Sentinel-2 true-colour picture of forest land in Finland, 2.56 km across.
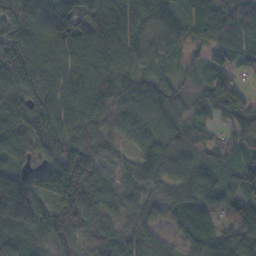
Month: November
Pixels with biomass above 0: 94%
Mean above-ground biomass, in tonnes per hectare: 75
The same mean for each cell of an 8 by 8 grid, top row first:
75 113 119 131 102 53 80 85
85 88 113 116 58 40 64 78
85 81 90 105 56 32 56 33
59 87 81 82 83 58 66 86
71 82 77 41 75 65 47 56
69 99 132 42 63 81 58 77
122 57 94 55 60 64 80 116
57 54 41 59 60 39 75 105
